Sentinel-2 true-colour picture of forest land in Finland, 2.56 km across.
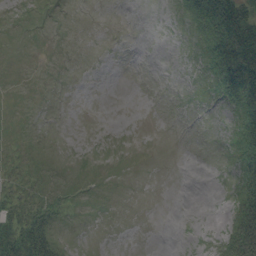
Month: August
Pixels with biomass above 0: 23%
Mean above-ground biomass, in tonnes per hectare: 10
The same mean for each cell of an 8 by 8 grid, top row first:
0 0 0 0 0 3 49 63
0 0 0 0 0 0 25 74
0 0 0 0 0 0 10 69
0 0 0 0 0 0 0 29
1 0 0 0 0 0 0 27
8 3 0 0 0 0 0 24
18 19 1 0 0 0 0 38
52 32 0 0 0 0 3 68
